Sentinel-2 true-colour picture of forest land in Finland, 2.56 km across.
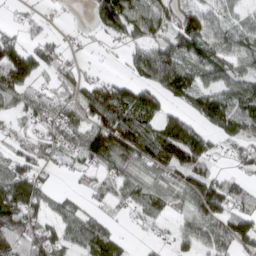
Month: March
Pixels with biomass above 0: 77%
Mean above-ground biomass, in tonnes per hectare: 70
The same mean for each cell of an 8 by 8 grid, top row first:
8 11 4 136 113 94 82 41
69 43 9 13 86 97 86 66
101 31 56 35 74 141 53 75
53 57 84 158 136 43 140 109
44 53 67 137 124 164 54 75
90 28 23 57 59 74 77 35
122 50 31 30 63 44 116 54
89 71 71 66 10 38 76 108
